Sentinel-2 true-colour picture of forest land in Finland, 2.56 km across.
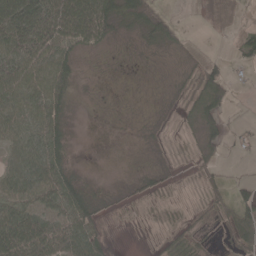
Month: April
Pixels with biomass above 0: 66%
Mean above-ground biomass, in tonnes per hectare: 33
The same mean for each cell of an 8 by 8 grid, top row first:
82 74 92 64 83 13 0 0
69 66 38 13 16 19 2 24
67 69 15 3 3 12 75 8
64 62 4 4 4 9 57 3
63 79 2 1 6 8 30 15
69 77 19 1 15 8 20 8
58 50 50 10 9 6 18 52
88 71 72 13 4 26 20 48
